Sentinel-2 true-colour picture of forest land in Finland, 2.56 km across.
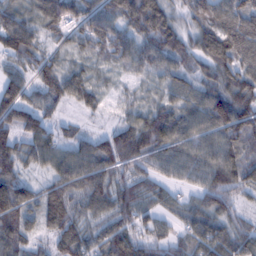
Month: February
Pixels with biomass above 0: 93%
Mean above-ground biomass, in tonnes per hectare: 79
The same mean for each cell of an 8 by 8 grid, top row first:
83 95 83 94 138 56 102 118
110 51 55 92 75 92 109 120
67 86 82 30 37 62 64 104
115 57 36 15 60 79 110 100
91 72 63 102 114 90 81 66
73 49 99 88 65 54 87 89
66 98 64 88 65 51 81 42
89 46 91 97 70 61 84 75
